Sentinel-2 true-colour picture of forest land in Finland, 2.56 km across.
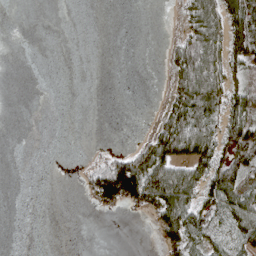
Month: April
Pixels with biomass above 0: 37%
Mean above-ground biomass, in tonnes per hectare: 36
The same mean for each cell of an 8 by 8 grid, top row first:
0 0 0 0 0 11 103 110
0 0 0 0 0 47 109 90
0 0 0 0 0 57 117 26
0 0 0 0 0 78 58 77
0 0 0 1 34 114 81 110
0 0 10 153 147 109 83 74
0 0 1 32 47 107 59 74
0 0 0 0 0 68 44 50
